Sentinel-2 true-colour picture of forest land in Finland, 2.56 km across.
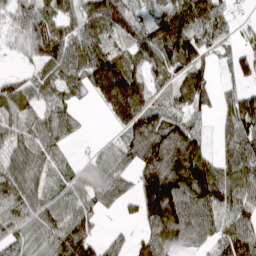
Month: March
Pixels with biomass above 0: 83%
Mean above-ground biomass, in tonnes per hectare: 83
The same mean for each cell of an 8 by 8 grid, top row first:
72 96 91 155 64 131 134 21
26 110 92 86 102 161 72 50
41 63 71 175 83 75 66 42
69 56 27 74 117 82 45 108
63 86 12 32 136 153 45 113
85 55 61 82 103 143 136 123
67 67 72 31 95 123 90 86
59 75 154 30 51 79 57 117
